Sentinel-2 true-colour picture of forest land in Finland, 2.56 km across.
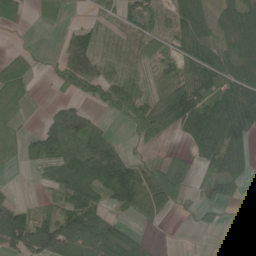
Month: June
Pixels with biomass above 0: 65%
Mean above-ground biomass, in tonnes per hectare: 53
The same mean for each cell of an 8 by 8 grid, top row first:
57 22 6 22 57 59 50 78
12 2 86 13 33 39 71 61
89 12 94 64 27 61 94 89
46 20 48 53 74 123 94 121
31 78 87 57 29 7 86 72
2 33 78 98 62 37 41 48
57 35 104 42 58 24 20 6
106 107 61 68 26 0 0 20
